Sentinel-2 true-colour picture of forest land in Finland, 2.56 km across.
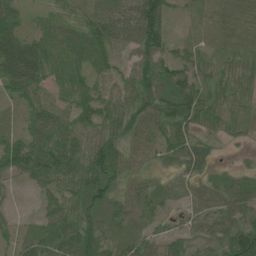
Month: June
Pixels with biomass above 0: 91%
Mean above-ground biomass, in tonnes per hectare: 56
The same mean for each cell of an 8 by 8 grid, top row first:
40 31 47 72 107 22 37 54
70 63 69 71 83 37 34 49
77 52 59 53 82 79 47 42
18 65 65 76 78 87 51 40
58 88 60 70 56 60 33 15
35 73 80 70 34 28 40 41
9 41 76 54 49 24 56 70
36 69 86 51 49 59 61 111
